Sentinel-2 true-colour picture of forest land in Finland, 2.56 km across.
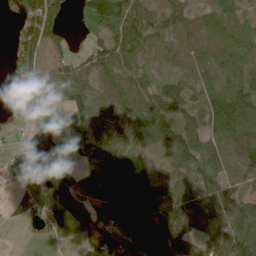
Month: June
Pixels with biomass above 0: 81%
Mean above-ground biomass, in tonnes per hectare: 67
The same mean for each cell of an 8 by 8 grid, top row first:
29 90 64 120 52 46 37 60
36 45 22 76 51 16 26 89
29 28 56 46 47 56 51 74
10 36 50 30 91 85 87 130
7 84 88 79 57 126 99 108
32 78 40 105 84 79 107 66
7 51 57 85 159 90 92 84
1 11 47 87 157 138 97 112
